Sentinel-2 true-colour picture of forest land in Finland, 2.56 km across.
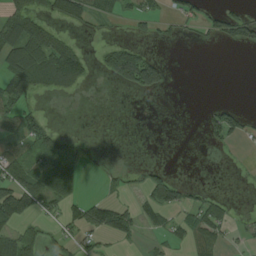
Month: August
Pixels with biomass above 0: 37%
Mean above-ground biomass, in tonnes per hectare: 36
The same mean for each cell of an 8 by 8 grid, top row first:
61 46 58 36 42 35 31 44
95 91 30 51 27 5 8 37
64 84 63 47 127 0 0 0
54 11 3 0 1 0 26 34
48 57 9 0 0 0 20 14
89 65 20 13 25 14 0 1
104 37 64 99 47 54 47 2
62 23 30 40 15 29 62 10
